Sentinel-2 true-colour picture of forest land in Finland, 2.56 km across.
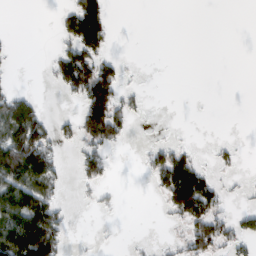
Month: February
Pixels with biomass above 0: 32%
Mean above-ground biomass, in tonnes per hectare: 37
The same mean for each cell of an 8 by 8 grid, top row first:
0 0 123 25 0 0 0 0
5 4 93 20 0 0 0 0
5 11 105 88 2 0 0 0
84 14 47 108 14 0 0 0
121 60 43 54 6 23 3 8
122 77 32 14 11 164 53 6
134 85 3 10 0 79 96 13
150 118 1 1 3 15 92 49
